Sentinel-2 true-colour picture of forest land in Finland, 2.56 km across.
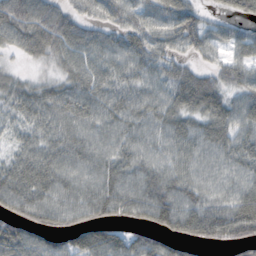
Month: October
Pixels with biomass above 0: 88%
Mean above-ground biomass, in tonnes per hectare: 55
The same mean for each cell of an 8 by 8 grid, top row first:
72 60 41 45 41 74 26 40
33 52 59 49 58 51 51 47
26 25 56 52 47 62 49 48
39 53 69 49 47 58 67 53
30 51 57 46 42 51 55 52
63 65 46 55 52 55 44 47
62 68 59 70 68 76 66 76
107 66 72 75 57 68 59 68
